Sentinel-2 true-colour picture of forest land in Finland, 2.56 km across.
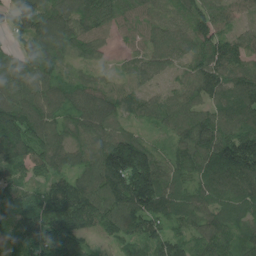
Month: June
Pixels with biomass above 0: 96%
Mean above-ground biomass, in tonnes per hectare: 111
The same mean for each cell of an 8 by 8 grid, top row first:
114 135 110 107 74 80 112 56
73 123 101 33 75 101 123 92
116 102 62 34 60 51 144 106
156 106 103 87 74 96 95 123
177 139 76 136 95 83 150 182
82 90 91 192 238 102 125 167
129 166 189 129 175 105 97 97
103 164 108 64 108 97 118 97
